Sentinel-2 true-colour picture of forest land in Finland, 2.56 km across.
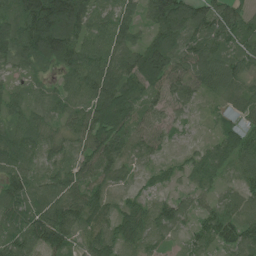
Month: July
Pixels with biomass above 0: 94%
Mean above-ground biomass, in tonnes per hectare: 76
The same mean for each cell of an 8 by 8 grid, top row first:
93 235 154 73 63 149 91 66
94 163 114 87 97 86 81 57
42 34 100 115 107 79 84 66
53 55 73 111 61 47 9 50
83 49 63 110 61 18 33 72
85 53 68 61 25 31 66 51
81 124 91 52 58 73 37 57
92 143 48 69 72 26 54 78
